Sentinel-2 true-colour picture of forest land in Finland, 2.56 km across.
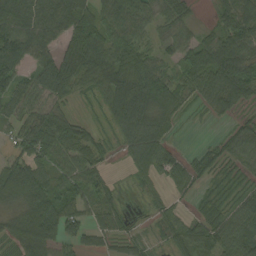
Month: September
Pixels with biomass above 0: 81%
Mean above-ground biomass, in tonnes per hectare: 71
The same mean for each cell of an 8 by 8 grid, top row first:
117 108 123 90 75 65 8 121
102 77 143 94 59 57 100 105
60 101 90 100 133 65 102 108
41 47 12 75 114 66 30 34
43 109 61 25 104 19 16 67
143 67 74 13 42 59 40 41
73 143 70 45 9 20 47 60
69 111 65 44 31 48 76 81
